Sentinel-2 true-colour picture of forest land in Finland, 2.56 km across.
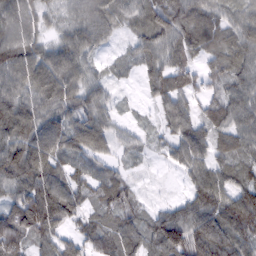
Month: February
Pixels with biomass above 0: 89%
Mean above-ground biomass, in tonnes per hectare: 68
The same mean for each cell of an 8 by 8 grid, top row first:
84 37 61 68 72 95 75 53
99 58 76 17 51 75 63 77
80 103 73 26 27 64 48 69
102 78 76 37 8 75 52 80
101 109 77 43 20 67 75 67
96 96 40 48 7 17 92 65
89 161 66 70 30 48 96 102
93 66 58 68 70 63 132 85
